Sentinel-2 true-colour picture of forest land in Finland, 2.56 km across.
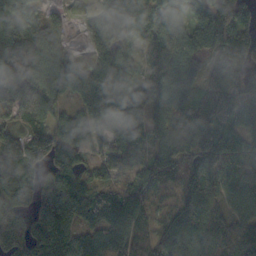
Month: October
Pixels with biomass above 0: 90%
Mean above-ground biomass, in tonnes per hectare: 112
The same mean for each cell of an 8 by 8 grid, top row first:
130 38 16 118 101 57 110 105
102 87 14 114 86 126 116 105
139 125 103 140 97 114 99 130
70 69 69 119 103 113 141 97
104 142 107 96 104 151 166 98
197 122 94 88 96 130 133 129
173 159 130 140 108 103 104 71
150 159 94 115 108 144 135 152
